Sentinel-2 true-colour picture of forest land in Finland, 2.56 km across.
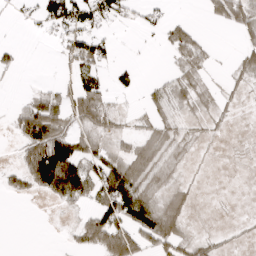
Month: March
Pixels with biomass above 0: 45%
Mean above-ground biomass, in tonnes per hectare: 34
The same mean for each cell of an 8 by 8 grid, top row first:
6 52 67 41 19 8 17 56
13 2 61 18 2 48 20 25
2 5 40 25 7 37 18 20
30 82 61 34 18 23 19 6
22 144 55 24 41 33 9 3
30 134 98 94 61 14 1 1
0 5 26 95 83 41 1 1
0 0 30 88 56 51 25 6
